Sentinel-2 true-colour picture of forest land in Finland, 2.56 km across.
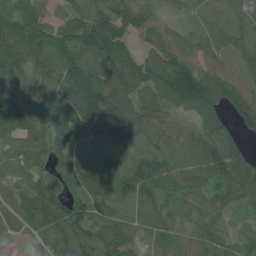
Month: July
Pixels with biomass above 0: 91%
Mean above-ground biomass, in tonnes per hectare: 70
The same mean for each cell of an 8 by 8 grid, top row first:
93 55 63 85 61 19 36 68
114 86 94 114 49 69 59 49
94 73 123 81 99 115 91 58
132 81 132 121 81 46 53 64
55 69 69 51 48 44 69 39
42 48 52 39 94 70 63 74
59 102 82 59 40 60 66 43
20 59 96 83 39 49 74 51
